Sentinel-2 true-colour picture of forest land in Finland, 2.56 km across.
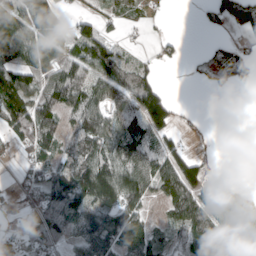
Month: April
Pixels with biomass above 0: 67%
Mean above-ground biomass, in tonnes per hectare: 74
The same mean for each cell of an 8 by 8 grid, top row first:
77 120 40 43 37 1 39 125
87 79 83 71 14 24 17 39
101 75 92 115 90 0 19 47
124 99 103 93 164 55 2 0
45 77 99 99 111 60 9 0
23 84 150 148 127 154 69 8
26 112 119 116 63 89 96 69
61 104 92 108 72 50 133 94
